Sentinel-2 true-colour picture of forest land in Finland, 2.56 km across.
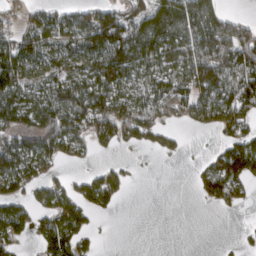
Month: March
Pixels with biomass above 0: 61%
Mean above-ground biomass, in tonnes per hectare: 68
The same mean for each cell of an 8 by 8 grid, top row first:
29 68 81 95 97 114 121 25
98 82 86 143 120 93 119 144
114 77 86 125 66 78 127 97
119 115 111 120 89 52 82 88
83 87 47 45 28 14 3 84
119 49 28 53 1 0 74 113
77 71 83 29 0 0 7 18
51 78 56 1 0 0 0 8
